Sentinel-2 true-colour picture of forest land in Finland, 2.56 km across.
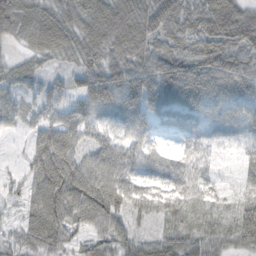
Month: October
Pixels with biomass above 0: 91%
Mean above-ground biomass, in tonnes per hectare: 55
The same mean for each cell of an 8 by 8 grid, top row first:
67 63 65 98 79 77 85 78
20 70 67 71 70 54 82 90
40 36 50 72 70 106 77 71
48 62 70 55 68 69 49 48
6 82 46 46 44 23 37 29
19 102 62 59 42 56 29 25
23 95 64 62 37 40 34 39
26 77 28 55 30 28 32 44
